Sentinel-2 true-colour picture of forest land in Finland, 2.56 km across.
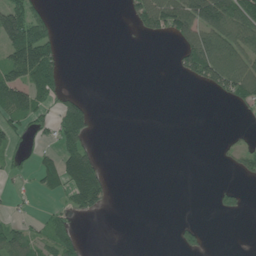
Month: June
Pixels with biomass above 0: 31%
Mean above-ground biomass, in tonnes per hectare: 43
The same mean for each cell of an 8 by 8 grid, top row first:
129 44 0 0 86 139 150 126
166 114 0 0 0 36 134 107
127 120 0 0 0 6 84 120
101 40 102 0 0 0 0 14
29 27 86 0 0 0 0 28
18 57 187 17 0 0 0 21
8 17 66 8 0 0 2 26
87 56 28 0 0 24 15 0
